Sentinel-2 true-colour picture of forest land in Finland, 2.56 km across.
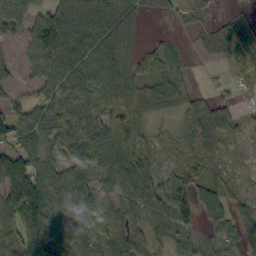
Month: October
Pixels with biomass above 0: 82%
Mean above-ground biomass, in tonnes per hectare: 57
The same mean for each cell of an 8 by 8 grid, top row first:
76 85 83 89 23 16 11 13
19 103 89 87 27 10 23 81
24 72 70 74 56 40 4 37
55 76 57 71 54 30 58 19
79 60 94 89 52 28 42 24
111 71 72 34 72 38 31 13
157 115 96 26 70 88 56 36
93 99 48 62 51 36 29 47
